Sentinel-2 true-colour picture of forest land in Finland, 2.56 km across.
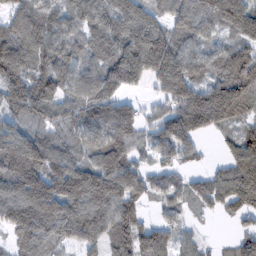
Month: February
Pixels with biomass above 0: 87%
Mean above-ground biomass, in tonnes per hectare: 118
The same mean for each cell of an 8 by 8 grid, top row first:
81 95 114 139 118 108 129 136
135 121 87 136 243 135 73 94
133 150 95 140 108 232 94 157
89 114 98 119 51 122 247 137
174 111 87 142 52 133 15 109
195 182 178 173 75 57 55 159
164 199 162 148 57 62 56 97
67 112 114 104 117 62 18 69
